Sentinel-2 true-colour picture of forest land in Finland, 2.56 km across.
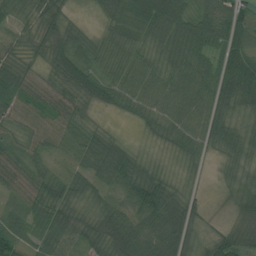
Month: July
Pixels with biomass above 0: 93%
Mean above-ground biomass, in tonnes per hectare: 49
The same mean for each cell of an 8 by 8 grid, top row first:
40 50 10 49 90 76 83 66
29 41 50 46 38 64 56 63
58 30 74 50 41 46 49 103
42 43 41 23 36 39 54 39
34 39 48 51 10 37 45 56
46 47 45 65 63 17 9 40
32 61 39 48 82 63 14 36
50 55 44 88 101 81 37 44
